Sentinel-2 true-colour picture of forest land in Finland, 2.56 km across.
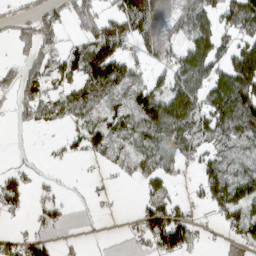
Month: March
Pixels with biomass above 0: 61%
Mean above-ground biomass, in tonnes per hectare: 69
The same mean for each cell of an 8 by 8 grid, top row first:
30 57 81 84 184 98 94 124
42 69 66 130 63 56 122 99
67 85 83 118 45 79 118 180
45 79 66 57 113 140 112 147
3 12 54 74 76 100 62 57
55 12 4 25 65 33 83 74
44 46 6 9 57 68 47 100
42 39 6 2 46 114 11 38
